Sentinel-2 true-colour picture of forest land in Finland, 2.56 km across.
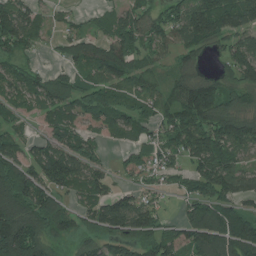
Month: July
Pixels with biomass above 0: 79%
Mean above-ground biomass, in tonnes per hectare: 104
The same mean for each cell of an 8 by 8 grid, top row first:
141 28 22 67 89 93 178 162
105 17 94 135 85 102 64 103
81 95 79 95 76 68 74 108
69 101 119 111 69 109 157 113
96 91 103 38 66 84 159 146
198 135 110 52 72 44 149 110
219 189 58 130 94 23 142 70
246 123 70 85 109 87 188 170
